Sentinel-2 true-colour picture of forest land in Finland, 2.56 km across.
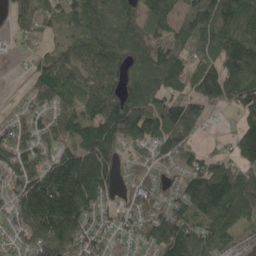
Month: May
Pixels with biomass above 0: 88%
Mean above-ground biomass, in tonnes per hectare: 125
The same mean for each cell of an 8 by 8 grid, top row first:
91 92 119 124 108 90 133 148
25 62 109 187 158 121 108 191
9 123 112 119 201 129 169 202
38 93 101 162 182 154 65 106
100 71 118 146 90 118 27 142
119 152 192 119 76 81 200 154
128 247 199 70 100 106 195 156
82 210 130 87 95 204 161 87
